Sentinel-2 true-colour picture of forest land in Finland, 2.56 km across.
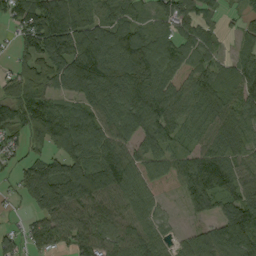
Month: September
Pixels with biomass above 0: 86%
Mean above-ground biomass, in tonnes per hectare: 87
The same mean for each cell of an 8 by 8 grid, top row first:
78 175 119 75 37 86 39 34
51 139 135 110 101 67 51 37
94 91 104 110 113 60 75 76
109 114 80 91 117 74 87 76
54 113 115 95 70 43 65 69
57 155 154 135 66 59 123 81
11 135 123 102 65 9 57 119
34 76 97 102 90 32 90 165
